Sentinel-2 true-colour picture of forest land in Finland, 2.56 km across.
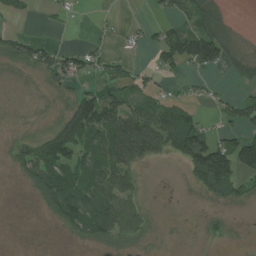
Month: July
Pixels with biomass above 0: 54%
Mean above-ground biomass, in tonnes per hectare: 45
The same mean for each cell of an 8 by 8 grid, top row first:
24 10 6 5 4 43 77 1
48 46 25 6 26 115 167 24
4 32 32 41 31 14 14 37
2 6 129 89 65 70 12 76
35 108 117 87 78 89 103 92
26 115 84 74 10 1 138 76
0 45 124 87 24 0 9 13
0 0 22 41 15 1 13 2
